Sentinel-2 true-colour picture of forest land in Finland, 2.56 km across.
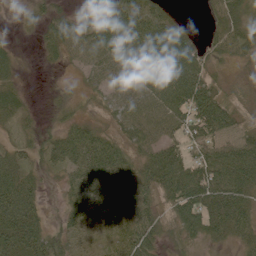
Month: June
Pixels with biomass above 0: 87%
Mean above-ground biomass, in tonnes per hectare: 50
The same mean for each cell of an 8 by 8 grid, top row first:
6 32 20 81 66 16 16 48
14 26 45 74 72 81 33 54
23 2 22 47 67 86 54 16
39 13 25 40 53 67 90 33
30 40 75 59 53 49 67 64
69 23 51 68 63 92 89 85
97 19 50 44 55 69 84 77
63 61 35 38 64 30 47 45
